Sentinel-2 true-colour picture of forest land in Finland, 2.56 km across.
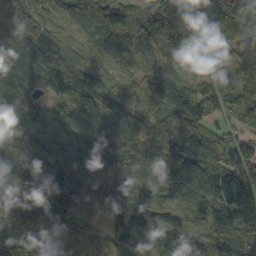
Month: October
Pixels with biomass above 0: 95%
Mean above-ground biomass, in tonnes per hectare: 113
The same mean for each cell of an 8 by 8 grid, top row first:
140 96 84 100 115 80 31 148
135 126 49 96 97 140 115 130
127 136 82 85 114 76 83 149
80 72 102 74 111 148 158 177
116 138 112 127 94 139 146 129
122 140 110 93 66 120 150 228
114 114 79 69 94 112 139 266
126 92 65 81 100 93 122 94
